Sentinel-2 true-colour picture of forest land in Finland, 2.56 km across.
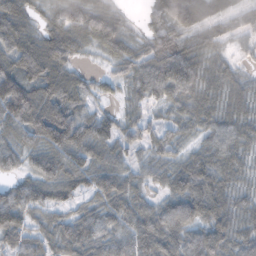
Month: November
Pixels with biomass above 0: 91%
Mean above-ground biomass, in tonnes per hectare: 63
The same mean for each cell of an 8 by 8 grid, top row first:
68 39 82 59 25 95 54 29
88 84 46 56 44 75 47 17
113 98 40 30 75 90 66 41
111 105 49 22 30 40 62 60
58 86 94 60 45 42 42 58
34 76 73 77 41 67 82 42
87 60 43 65 60 80 77 54
59 54 86 61 96 78 87 59
